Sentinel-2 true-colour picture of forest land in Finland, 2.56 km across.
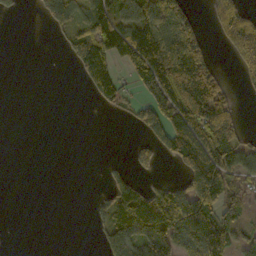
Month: October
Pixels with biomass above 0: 45%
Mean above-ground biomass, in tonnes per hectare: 65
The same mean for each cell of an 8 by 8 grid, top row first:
15 66 72 118 101 115 30 114
0 1 91 128 177 179 39 104
0 0 29 133 115 196 111 26
0 0 0 21 76 140 142 21
0 0 0 0 48 115 137 77
0 0 0 27 27 24 193 74
0 0 0 84 140 148 131 43
0 0 0 95 98 106 147 56
